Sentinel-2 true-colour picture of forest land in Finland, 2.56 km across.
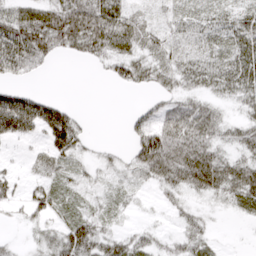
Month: March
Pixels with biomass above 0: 70%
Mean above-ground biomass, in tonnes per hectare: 33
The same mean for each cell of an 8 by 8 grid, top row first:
43 55 69 56 13 21 22 28
79 53 45 49 28 22 20 42
23 2 0 19 31 32 40 51
136 71 9 0 25 39 34 17
25 37 28 5 68 53 41 32
17 25 20 18 29 50 66 54
13 31 19 23 5 19 12 26
5 34 75 43 28 24 25 0
